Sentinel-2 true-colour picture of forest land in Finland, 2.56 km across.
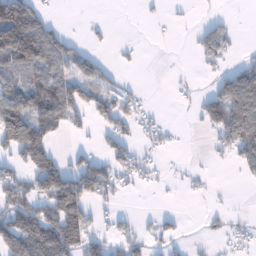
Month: January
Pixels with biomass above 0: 45%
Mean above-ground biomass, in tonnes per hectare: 49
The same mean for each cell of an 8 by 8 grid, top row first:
155 36 1 1 5 5 9 1
170 137 26 10 5 0 62 14
45 103 79 35 2 7 12 101
120 101 56 73 37 2 77 132
101 61 12 50 30 13 13 90
45 110 93 66 46 6 7 10
63 82 102 28 2 3 6 4
99 112 99 48 34 27 10 36
